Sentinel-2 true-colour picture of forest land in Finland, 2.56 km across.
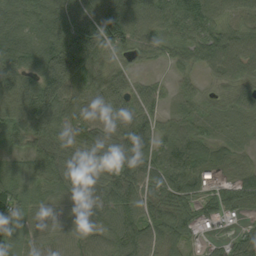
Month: September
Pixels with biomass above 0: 92%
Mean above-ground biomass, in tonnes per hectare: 72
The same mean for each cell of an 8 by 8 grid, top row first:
75 94 96 144 84 88 85 46
98 99 157 86 50 59 76 76
85 122 98 84 25 27 30 58
81 99 79 100 61 30 39 42
47 83 77 69 75 90 61 25
48 86 84 67 76 78 54 50
94 61 78 83 70 82 35 42
87 66 74 78 77 63 18 47
